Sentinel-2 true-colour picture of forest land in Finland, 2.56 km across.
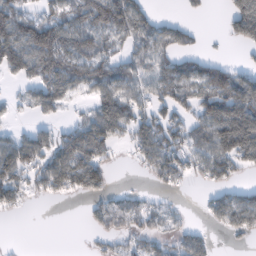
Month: February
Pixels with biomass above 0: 60%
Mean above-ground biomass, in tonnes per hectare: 70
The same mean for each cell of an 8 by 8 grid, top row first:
133 67 89 144 96 13 10 156
148 162 112 48 78 75 9 31
41 95 71 91 68 108 120 102
19 55 15 137 68 73 109 183
80 66 107 68 83 72 99 177
87 76 97 34 20 68 61 32
31 0 2 79 58 23 33 104
1 0 1 41 53 48 39 17
